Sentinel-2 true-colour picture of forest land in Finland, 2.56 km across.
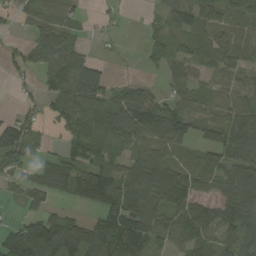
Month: September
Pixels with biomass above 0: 74%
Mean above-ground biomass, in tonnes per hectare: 66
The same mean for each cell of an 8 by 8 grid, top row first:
23 52 25 14 8 69 64 72
20 78 29 6 26 38 58 55
20 43 114 32 19 46 27 39
22 37 85 90 110 81 52 79
132 20 70 56 69 62 61 126
38 81 100 83 107 90 57 85
14 44 29 101 105 99 54 120
135 190 142 121 90 49 55 108
